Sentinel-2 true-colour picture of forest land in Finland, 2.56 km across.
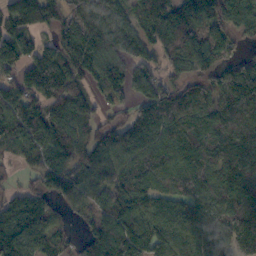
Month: October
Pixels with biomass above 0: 86%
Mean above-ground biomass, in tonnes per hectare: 125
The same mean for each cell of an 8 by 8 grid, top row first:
137 112 133 112 125 146 149 148
125 88 148 129 108 129 122 34
99 177 88 155 117 81 78 147
145 131 110 56 107 212 168 154
103 167 125 113 135 128 201 147
29 141 117 110 114 150 155 185
97 86 85 136 103 96 166 137
145 99 51 163 177 123 123 106
